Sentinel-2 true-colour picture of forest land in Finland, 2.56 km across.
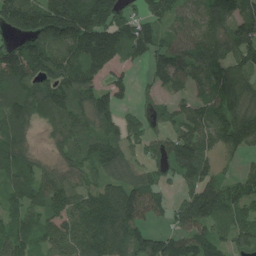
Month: July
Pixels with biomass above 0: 85%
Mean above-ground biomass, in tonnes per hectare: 111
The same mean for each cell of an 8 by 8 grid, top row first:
169 206 213 144 87 90 102 115
115 174 171 183 115 96 111 150
149 135 146 66 25 93 114 139
145 135 120 106 54 61 107 157
121 34 88 114 79 106 83 95
116 80 70 97 78 62 75 64
84 101 111 168 147 72 110 105
107 76 110 137 135 104 121 81
